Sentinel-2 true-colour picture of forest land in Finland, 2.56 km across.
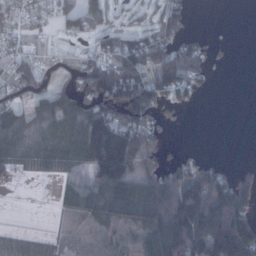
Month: November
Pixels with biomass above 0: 60%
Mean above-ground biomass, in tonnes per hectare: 55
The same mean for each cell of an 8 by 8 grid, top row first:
67 32 67 26 18 71 0 0
36 12 18 75 94 92 42 0
72 35 88 154 93 140 26 0
52 82 71 89 102 24 0 0
44 28 77 165 81 5 0 0
10 10 19 114 60 63 100 47
0 1 31 56 83 114 159 138
8 5 2 7 28 91 134 161
